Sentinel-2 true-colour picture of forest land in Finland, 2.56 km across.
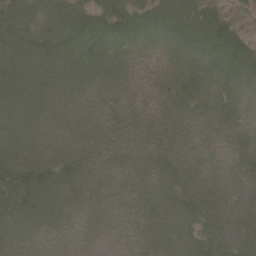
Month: June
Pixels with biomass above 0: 96%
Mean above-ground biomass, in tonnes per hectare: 55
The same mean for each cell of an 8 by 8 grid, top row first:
71 83 61 68 55 66 54 21
92 87 66 47 27 34 46 51
97 76 46 40 28 47 46 42
90 65 52 46 44 50 49 42
83 68 59 48 55 64 37 47
96 77 59 40 51 73 63 46
91 62 35 25 47 64 70 56
54 21 13 10 40 57 69 69
